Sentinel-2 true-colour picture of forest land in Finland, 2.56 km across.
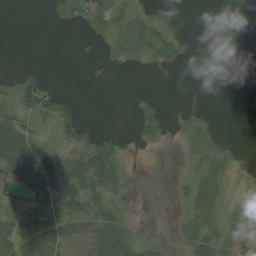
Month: August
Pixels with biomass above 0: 43%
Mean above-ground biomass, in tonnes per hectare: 17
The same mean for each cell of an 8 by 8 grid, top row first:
0 3 18 32 18 7 0 0
0 0 1 13 20 15 1 0
15 7 0 4 0 1 0 0
31 31 12 0 10 6 7 0
56 17 20 17 7 4 23 4
39 72 49 35 2 3 17 9
16 49 37 21 0 1 24 18
44 52 75 60 14 6 31 23
